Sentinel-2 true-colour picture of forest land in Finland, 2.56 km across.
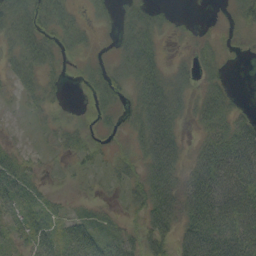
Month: September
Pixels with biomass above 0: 72%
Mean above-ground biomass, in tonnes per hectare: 33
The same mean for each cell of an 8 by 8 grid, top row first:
55 47 16 20 30 11 3 28
45 41 24 15 60 5 18 5
30 22 10 40 55 37 23 0
3 16 6 23 59 47 50 20
4 6 22 10 51 49 38 68
34 6 14 16 42 54 73 70
27 17 5 6 38 60 86 62
21 36 50 24 38 41 82 69
